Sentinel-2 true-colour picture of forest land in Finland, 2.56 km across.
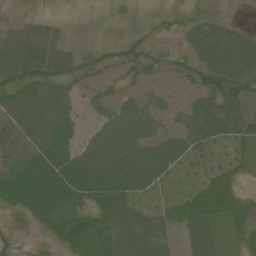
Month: June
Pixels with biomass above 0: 88%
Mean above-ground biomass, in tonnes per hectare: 44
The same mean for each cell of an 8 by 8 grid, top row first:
15 13 5 10 18 25 30 5
43 46 24 35 44 21 43 42
51 56 39 31 36 29 50 40
69 70 20 50 57 34 50 53
68 84 45 83 61 43 44 29
89 108 98 96 60 16 26 17
52 91 53 62 18 24 45 36
27 30 79 69 53 18 42 26
